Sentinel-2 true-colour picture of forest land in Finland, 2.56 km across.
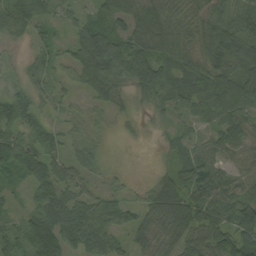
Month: September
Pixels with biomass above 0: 85%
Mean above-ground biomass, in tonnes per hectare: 62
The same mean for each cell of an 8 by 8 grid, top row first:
53 27 28 79 115 92 69 77
13 37 75 95 107 90 97 113
17 38 54 86 109 82 97 100
64 22 14 31 25 44 53 72
66 53 36 4 9 40 45 62
38 66 38 16 5 61 86 45
22 77 65 50 59 131 91 103
57 114 71 50 55 88 69 112
